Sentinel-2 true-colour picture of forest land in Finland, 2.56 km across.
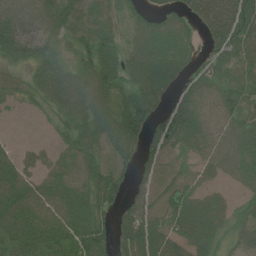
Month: July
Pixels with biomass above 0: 84%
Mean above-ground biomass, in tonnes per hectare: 61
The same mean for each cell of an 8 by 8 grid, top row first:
74 70 65 47 44 59 93 86
46 31 49 52 93 108 39 69
20 68 81 63 91 59 57 61
10 30 77 71 71 66 53 59
15 16 65 69 52 63 58 67
74 51 72 59 37 54 40 51
86 70 75 44 70 80 75 30
73 74 80 54 103 74 53 40
